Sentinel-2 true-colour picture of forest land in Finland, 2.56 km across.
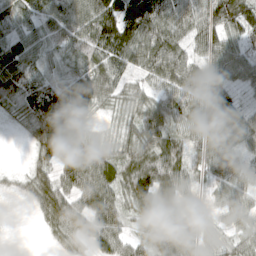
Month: April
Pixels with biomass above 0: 88%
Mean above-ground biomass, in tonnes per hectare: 70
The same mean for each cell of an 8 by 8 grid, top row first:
65 74 89 115 119 81 91 130
81 53 75 114 100 80 84 77
125 52 68 78 46 102 84 50
54 135 63 29 67 62 75 56
2 106 90 43 77 57 83 57
19 59 101 70 114 85 48 58
4 74 79 83 60 67 22 63
2 14 54 82 47 84 39 55
